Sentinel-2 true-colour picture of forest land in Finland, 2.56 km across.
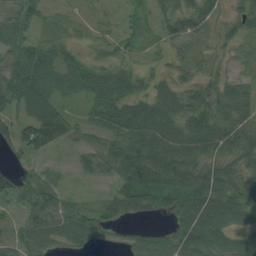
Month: August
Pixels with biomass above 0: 84%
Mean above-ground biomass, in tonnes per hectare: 53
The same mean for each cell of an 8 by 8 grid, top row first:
55 36 16 17 20 70 52 50
58 41 25 36 19 24 25 23
94 68 67 68 36 36 38 31
61 87 24 68 66 67 62 59
80 94 33 54 85 76 67 64
47 45 25 49 93 73 72 56
33 75 54 48 46 48 83 68
47 57 59 23 48 63 81 47
